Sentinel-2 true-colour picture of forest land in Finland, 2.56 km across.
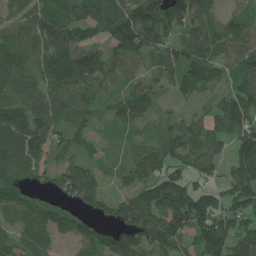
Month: July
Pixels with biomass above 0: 87%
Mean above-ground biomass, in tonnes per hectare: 96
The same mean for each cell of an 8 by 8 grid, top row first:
70 106 112 160 172 144 91 71
87 105 113 96 136 88 111 134
104 101 124 95 70 69 82 96
111 109 92 56 68 20 48 148
128 90 44 20 43 89 98 112
88 60 120 33 79 84 71 150
77 75 67 66 124 146 145 113
72 89 93 90 106 110 169 133
